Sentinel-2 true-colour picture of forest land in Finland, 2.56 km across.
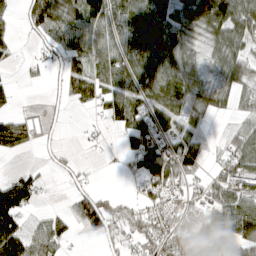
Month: April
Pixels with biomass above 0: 67%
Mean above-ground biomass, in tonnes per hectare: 58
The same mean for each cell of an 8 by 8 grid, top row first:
25 116 93 88 90 73 96 88
17 44 74 73 95 89 36 58
9 17 69 75 76 82 30 51
26 15 10 57 73 67 47 26
86 10 5 5 81 63 14 66
41 12 16 3 63 83 31 85
125 10 68 54 52 59 75 121
112 82 12 40 71 81 113 90
